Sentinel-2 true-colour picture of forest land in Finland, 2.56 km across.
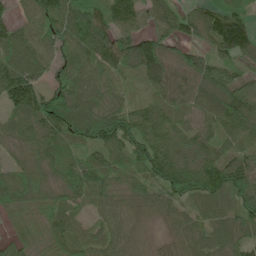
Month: June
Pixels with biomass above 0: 92%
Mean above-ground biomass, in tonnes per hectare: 72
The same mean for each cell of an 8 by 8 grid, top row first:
33 102 118 105 89 76 90 73
88 65 112 122 124 48 55 119
137 76 83 57 63 65 90 58
80 117 111 87 52 53 66 101
45 74 70 87 79 62 61 53
61 53 82 62 68 100 93 95
50 44 38 55 42 50 53 91
38 41 54 56 7 49 50 56
